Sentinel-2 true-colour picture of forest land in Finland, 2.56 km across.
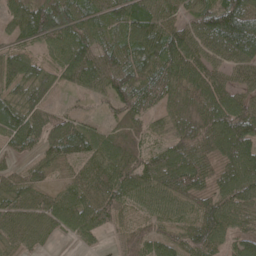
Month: May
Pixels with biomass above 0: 91%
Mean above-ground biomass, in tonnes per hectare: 75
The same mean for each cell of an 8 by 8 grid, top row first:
81 149 90 87 100 55 100 135
59 56 86 83 100 112 76 116
88 62 79 108 82 87 93 43
94 59 29 40 62 47 76 101
68 77 88 60 50 69 79 94
62 45 55 89 85 105 72 90
70 66 86 86 49 57 79 77
55 34 36 27 50 46 98 58
